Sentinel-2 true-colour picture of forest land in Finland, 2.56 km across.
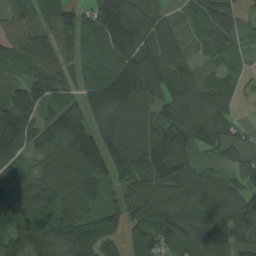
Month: August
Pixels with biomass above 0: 94%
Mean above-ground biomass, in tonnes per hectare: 110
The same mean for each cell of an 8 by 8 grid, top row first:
81 87 94 203 129 46 83 60
75 110 82 130 123 73 57 33
63 112 77 180 177 123 88 35
175 77 140 164 97 135 140 22
160 106 167 154 143 160 99 92
68 113 161 131 119 133 66 74
79 109 126 82 127 128 112 106
124 130 167 75 84 140 166 91
